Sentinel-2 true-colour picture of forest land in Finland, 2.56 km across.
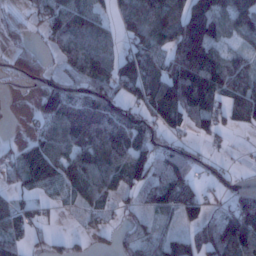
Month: January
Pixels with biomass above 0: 70%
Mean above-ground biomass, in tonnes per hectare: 70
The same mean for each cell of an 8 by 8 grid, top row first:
23 74 105 42 64 85 161 123
28 29 81 46 78 109 153 42
9 25 55 87 104 128 148 106
0 78 137 104 68 99 98 95
20 74 97 140 86 46 25 3
43 73 84 96 82 104 45 13
61 21 36 33 35 74 51 95
67 22 13 16 52 73 90 124
